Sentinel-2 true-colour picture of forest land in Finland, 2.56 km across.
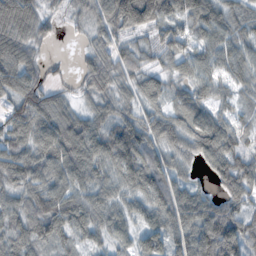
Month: November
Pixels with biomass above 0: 91%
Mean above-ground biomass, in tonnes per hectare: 86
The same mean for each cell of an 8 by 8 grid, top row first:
154 46 53 129 159 105 112 74
118 21 18 74 49 86 88 84
128 48 34 77 65 53 77 69
94 112 52 78 65 62 72 46
81 103 112 116 109 78 106 65
95 94 91 72 107 66 42 121
81 125 110 73 72 112 95 84
86 86 59 60 85 100 153 141
